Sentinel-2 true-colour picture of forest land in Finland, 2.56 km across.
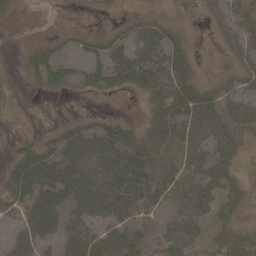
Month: May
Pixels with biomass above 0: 62%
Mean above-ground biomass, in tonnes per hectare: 26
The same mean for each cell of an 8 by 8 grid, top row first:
9 0 1 4 8 2 12 25
5 20 17 26 36 26 0 24
2 38 23 36 34 42 8 22
1 0 3 3 8 44 42 32
11 19 44 46 27 38 40 17
40 48 50 55 44 42 37 10
31 44 36 44 37 34 32 14
31 29 45 39 34 44 22 32
